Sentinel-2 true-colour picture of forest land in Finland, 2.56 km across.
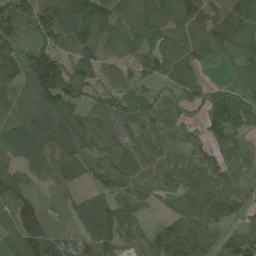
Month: June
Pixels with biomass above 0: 92%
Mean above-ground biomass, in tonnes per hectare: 81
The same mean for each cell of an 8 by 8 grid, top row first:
105 135 135 87 74 80 73 114
95 102 103 63 79 88 95 90
90 159 134 43 50 73 37 63
54 125 65 62 71 59 82 167
97 106 97 57 68 58 62 51
68 65 75 96 62 69 76 42
79 26 53 75 39 69 111 64
84 95 44 73 58 129 71 99
